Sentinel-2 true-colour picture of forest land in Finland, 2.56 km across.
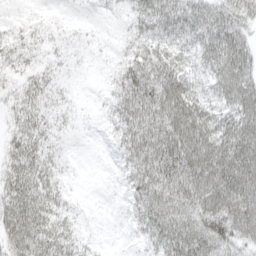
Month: April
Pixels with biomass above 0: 93%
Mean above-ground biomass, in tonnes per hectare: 44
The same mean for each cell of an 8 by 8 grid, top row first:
10 12 7 8 43 50 62 56
31 21 15 12 50 43 49 70
21 29 7 32 76 63 37 75
29 29 9 38 76 75 49 61
37 33 5 22 74 79 71 76
51 41 4 9 69 86 73 81
65 49 11 7 58 66 66 81
59 59 27 4 26 73 68 48
